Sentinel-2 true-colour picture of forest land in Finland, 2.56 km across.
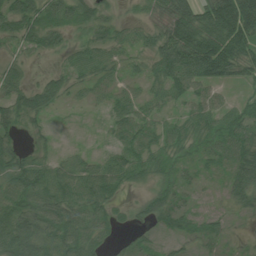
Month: July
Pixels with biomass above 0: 81%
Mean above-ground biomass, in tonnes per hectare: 51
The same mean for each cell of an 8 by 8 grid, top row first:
75 66 52 26 25 107 107 202
29 46 28 43 35 159 174 105
31 26 32 38 42 91 92 42
47 30 8 35 37 21 48 34
21 17 8 23 50 40 38 49
70 69 69 62 40 29 13 64
61 75 70 43 23 31 7 35
94 76 77 28 18 23 25 7
